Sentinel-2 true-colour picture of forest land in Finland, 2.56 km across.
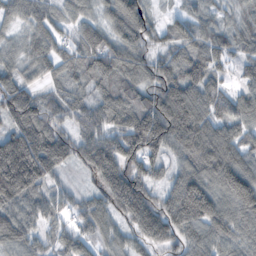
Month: November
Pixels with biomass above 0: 95%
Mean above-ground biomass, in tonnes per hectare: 111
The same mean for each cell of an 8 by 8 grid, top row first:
74 81 70 72 85 51 72 62
47 104 116 101 69 105 128 67
91 65 88 119 91 144 132 49
145 85 92 122 163 202 118 94
129 169 108 116 177 136 182 110
228 130 32 154 124 107 158 205
120 86 65 110 162 175 190 157
100 53 79 68 79 88 115 90
